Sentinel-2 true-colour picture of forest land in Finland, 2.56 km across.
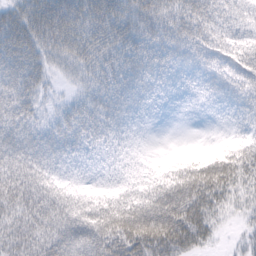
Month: February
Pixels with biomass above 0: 93%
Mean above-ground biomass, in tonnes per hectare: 48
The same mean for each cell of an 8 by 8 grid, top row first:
52 82 71 75 57 50 52 32
71 58 70 59 58 54 44 39
63 25 29 51 46 33 35 43
48 19 43 48 25 8 8 32
51 50 38 31 13 2 5 31
55 42 24 23 28 58 78 51
52 71 55 63 85 105 61 27
46 62 86 89 95 89 33 12
